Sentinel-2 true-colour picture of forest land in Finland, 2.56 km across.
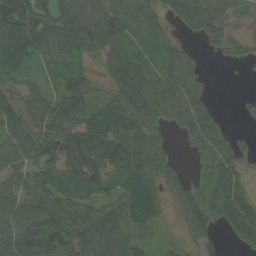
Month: August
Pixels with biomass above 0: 84%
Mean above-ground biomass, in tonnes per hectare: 72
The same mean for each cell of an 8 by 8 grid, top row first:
157 102 116 93 24 44 66 21
97 85 100 66 22 30 18 27
50 32 52 70 104 68 13 2
89 104 86 70 112 89 38 10
108 123 159 121 70 14 53 13
71 98 153 86 75 48 39 53
83 63 72 81 71 44 75 94
107 124 116 157 46 31 53 42
